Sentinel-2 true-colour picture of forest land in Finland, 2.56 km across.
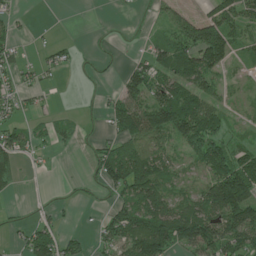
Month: June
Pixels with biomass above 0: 60%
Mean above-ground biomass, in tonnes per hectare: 59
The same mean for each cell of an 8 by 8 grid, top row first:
20 2 8 6 4 62 57 60
31 21 8 12 22 94 163 33
32 13 5 7 108 98 70 8
32 13 10 59 98 155 98 13
67 25 12 61 105 59 125 29
28 4 7 108 138 32 81 172
6 17 6 51 121 77 107 159
18 110 38 74 161 117 116 106
